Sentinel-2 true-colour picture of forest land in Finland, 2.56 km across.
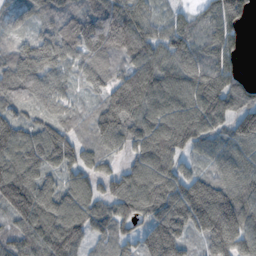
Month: November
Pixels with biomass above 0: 92%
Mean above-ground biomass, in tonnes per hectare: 116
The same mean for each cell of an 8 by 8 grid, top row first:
49 75 110 148 87 54 89 93
78 134 123 150 126 132 117 47
129 101 56 87 146 114 155 62
81 72 53 153 131 130 163 102
148 159 90 93 149 156 98 122
164 93 91 84 145 122 89 121
145 146 131 108 129 172 163 140
86 176 111 88 125 163 109 139
